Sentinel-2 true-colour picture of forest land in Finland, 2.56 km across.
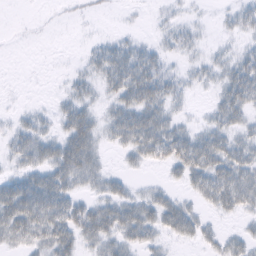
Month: February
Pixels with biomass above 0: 63%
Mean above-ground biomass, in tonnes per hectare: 23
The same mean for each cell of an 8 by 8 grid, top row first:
0 1 3 1 2 7 2 19
1 0 3 22 16 14 7 12
0 0 14 29 50 19 13 45
7 8 36 24 47 15 12 36
23 30 53 16 45 46 39 31
23 37 41 17 5 15 46 43
47 48 32 36 35 33 15 27
26 38 30 32 27 15 16 21
